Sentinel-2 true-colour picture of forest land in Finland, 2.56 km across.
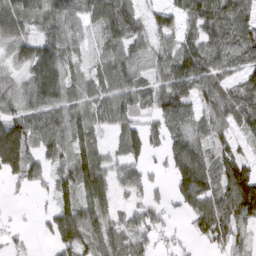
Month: March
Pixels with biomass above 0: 83%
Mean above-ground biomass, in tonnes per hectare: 79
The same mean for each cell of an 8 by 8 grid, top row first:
101 93 72 114 55 63 109 89
74 109 42 75 60 82 95 92
47 141 62 96 64 113 91 51
72 97 76 105 66 118 70 83
176 81 92 34 87 78 69 42
75 54 113 69 52 84 103 133
6 27 114 59 68 32 101 156
21 31 126 94 65 27 47 54
